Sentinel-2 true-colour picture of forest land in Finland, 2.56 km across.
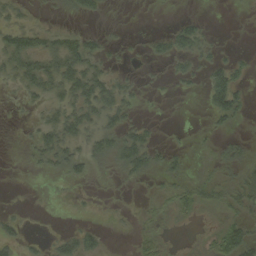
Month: September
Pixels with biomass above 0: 41%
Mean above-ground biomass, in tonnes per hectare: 17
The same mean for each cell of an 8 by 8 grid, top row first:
20 7 18 2 0 6 3 1
52 34 42 10 6 31 15 3
27 44 50 24 4 12 33 18
3 21 40 37 4 0 21 22
1 36 32 32 34 5 4 14
0 9 17 6 18 15 8 17
1 0 2 2 4 23 15 20
18 8 30 1 14 1 9 58
